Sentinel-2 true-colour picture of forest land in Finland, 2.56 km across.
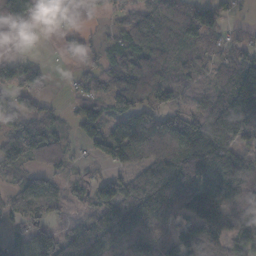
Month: November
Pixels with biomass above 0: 78%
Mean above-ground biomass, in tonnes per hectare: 80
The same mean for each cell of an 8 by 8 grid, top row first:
123 77 48 26 79 115 97 13
14 3 48 50 110 87 50 43
64 37 28 68 116 57 41 139
78 44 50 71 81 60 91 190
119 97 30 93 125 117 209 66
35 49 31 44 84 150 143 115
56 53 28 121 127 94 128 67
64 75 126 132 87 100 106 64
